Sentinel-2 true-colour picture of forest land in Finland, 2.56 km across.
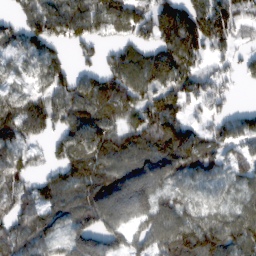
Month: February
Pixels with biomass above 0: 84%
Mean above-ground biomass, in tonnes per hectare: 93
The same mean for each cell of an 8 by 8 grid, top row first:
38 132 123 97 80 155 177 99
60 92 66 56 86 167 112 43
37 89 83 125 109 110 86 38
114 103 107 109 116 105 60 47
89 48 130 109 113 146 75 69
90 62 103 120 113 70 54 58
82 93 101 116 91 82 49 57
96 79 110 77 75 125 121 105
